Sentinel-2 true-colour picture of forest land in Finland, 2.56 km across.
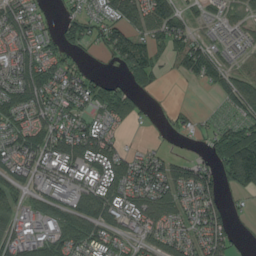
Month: August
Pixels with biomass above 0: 72%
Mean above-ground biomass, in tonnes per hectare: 67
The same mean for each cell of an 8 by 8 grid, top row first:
92 28 54 70 88 80 41 34
78 57 40 73 78 79 64 37
100 116 76 29 83 15 52 71
79 78 59 75 18 28 9 61
80 97 115 58 15 10 30 126
65 102 82 99 97 78 73 107
47 81 112 85 92 73 95 13
83 72 83 56 65 64 88 18
